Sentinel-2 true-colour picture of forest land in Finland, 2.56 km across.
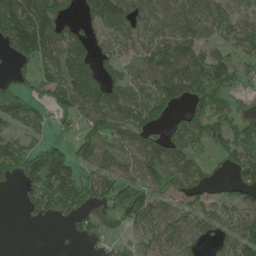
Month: May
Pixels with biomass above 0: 70%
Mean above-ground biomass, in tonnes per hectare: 89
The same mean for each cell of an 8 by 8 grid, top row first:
207 145 55 155 70 99 79 57
114 122 134 49 70 130 69 73
42 102 208 72 87 162 152 54
147 68 105 126 107 52 78 52
97 101 97 94 93 72 67 94
67 184 95 89 104 95 42 69
8 108 113 64 116 63 77 73
0 0 33 17 51 77 47 120
